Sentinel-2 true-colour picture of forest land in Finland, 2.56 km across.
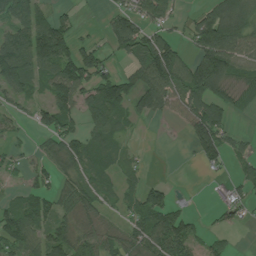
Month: July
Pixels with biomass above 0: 63%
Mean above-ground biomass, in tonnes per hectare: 65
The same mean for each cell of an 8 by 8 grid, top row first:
77 47 12 49 68 36 85 108
109 153 62 55 117 62 150 90
120 77 134 103 115 127 173 37
37 82 76 95 61 48 107 24
20 38 78 44 3 1 113 26
20 44 64 36 23 0 18 37
68 59 64 23 78 39 14 50
77 81 53 47 78 122 35 3
